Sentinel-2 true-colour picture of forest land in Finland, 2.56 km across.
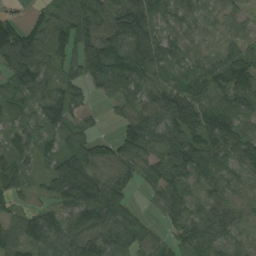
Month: August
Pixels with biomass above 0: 90%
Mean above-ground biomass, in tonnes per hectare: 83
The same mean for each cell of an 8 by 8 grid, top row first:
28 70 111 96 106 55 50 45
150 107 109 99 125 72 36 81
78 77 68 109 82 66 103 97
62 102 44 20 87 113 117 97
63 52 93 61 112 130 98 113
95 81 178 83 59 115 83 53
39 51 129 113 23 85 72 63
69 97 83 88 65 54 94 63
